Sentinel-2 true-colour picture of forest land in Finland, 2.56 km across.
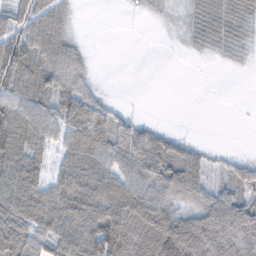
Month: February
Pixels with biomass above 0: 71%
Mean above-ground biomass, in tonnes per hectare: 58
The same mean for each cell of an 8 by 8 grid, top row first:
58 80 3 0 6 8 52 50
78 93 25 0 0 2 19 18
81 71 62 0 0 0 0 0
103 60 113 41 2 0 0 0
108 53 114 83 97 34 6 0
101 57 99 79 84 87 39 51
102 108 112 115 112 59 84 87
92 64 88 108 120 119 130 120
